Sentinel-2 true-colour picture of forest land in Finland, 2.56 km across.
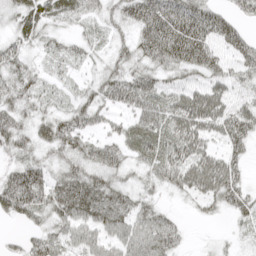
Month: April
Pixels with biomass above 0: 81%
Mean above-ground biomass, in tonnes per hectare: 46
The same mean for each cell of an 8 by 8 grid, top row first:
38 48 37 33 73 84 70 34
35 24 26 26 50 86 58 52
51 21 17 48 56 29 46 37
51 34 53 31 56 60 81 51
49 52 48 40 49 61 41 41
61 45 62 44 27 59 87 37
59 53 77 78 39 10 20 42
11 50 49 46 73 36 7 15
